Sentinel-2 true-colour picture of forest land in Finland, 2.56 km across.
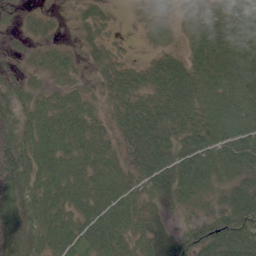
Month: June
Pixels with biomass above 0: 89%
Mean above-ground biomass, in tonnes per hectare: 49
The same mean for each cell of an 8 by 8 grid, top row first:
13 19 19 15 24 22 45 78
7 28 23 23 11 20 73 72
23 27 22 44 45 84 59 79
39 46 52 34 67 68 57 69
55 59 51 36 74 49 63 77
63 51 50 49 56 68 64 63
52 51 47 60 42 30 29 88
41 51 60 64 48 44 80 92
